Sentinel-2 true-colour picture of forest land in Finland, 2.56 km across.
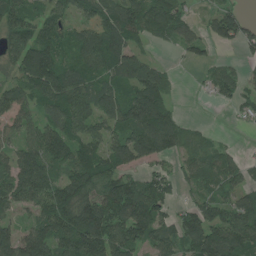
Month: July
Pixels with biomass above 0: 77%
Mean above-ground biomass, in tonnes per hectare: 79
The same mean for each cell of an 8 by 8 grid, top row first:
88 61 54 99 101 76 33 49
88 105 88 122 39 27 31 42
62 133 84 77 120 18 27 34
74 77 102 96 140 38 0 23
63 120 91 67 133 76 36 8
100 87 97 103 50 45 57 54
63 97 162 112 138 38 80 97
100 108 153 115 80 78 138 127
